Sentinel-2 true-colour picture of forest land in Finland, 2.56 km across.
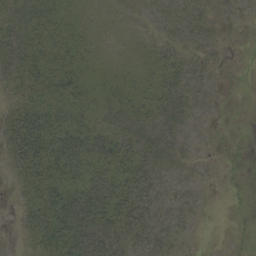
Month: September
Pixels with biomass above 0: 71%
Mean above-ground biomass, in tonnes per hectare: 24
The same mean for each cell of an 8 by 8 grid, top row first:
31 37 17 6 3 12 11 6
42 40 25 7 10 16 10 2
33 43 33 19 20 26 10 2
37 48 35 25 26 22 4 0
52 63 47 35 23 14 2 5
25 52 49 45 30 5 1 5
12 59 69 54 29 11 2 4
6 49 62 38 18 12 0 4
